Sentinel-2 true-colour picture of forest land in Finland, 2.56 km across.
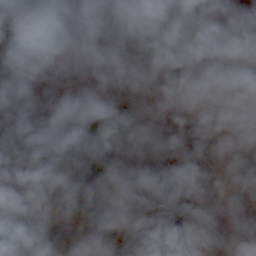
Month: October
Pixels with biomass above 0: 65%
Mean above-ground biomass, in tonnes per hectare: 24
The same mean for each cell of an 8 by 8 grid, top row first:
24 10 15 22 22 8 10 9
20 29 19 18 24 13 22 44
22 6 4 2 8 15 3 28
14 16 7 20 24 15 25 12
21 45 22 15 18 60 36 16
29 37 37 34 21 10 27 22
44 46 42 41 21 22 37 23
37 37 16 16 40 49 35 22
